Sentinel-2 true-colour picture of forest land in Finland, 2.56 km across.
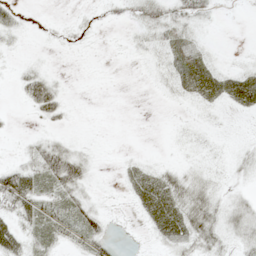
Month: May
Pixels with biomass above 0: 52%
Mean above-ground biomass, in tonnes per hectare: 13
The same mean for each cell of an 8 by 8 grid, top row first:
12 1 4 8 28 25 12 0
5 3 3 1 9 20 7 1
9 27 0 0 2 14 15 17
1 30 1 0 0 1 6 4
2 25 6 0 0 3 5 5
51 41 39 1 13 18 12 8
38 27 32 3 11 22 30 23
32 17 26 17 2 16 24 19
